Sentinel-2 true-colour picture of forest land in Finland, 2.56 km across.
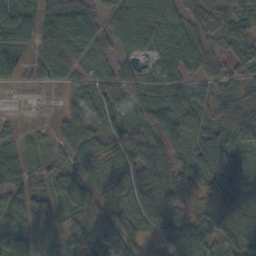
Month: October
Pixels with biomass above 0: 91%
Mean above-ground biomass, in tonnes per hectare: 53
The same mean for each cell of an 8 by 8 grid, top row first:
72 64 65 44 67 49 37 44
78 69 62 37 36 53 36 58
38 39 45 50 37 46 47 48
27 15 44 41 49 64 45 57
34 23 75 48 54 41 71 49
55 39 41 52 70 51 64 60
74 55 48 53 100 50 39 79
55 54 76 59 37 81 64 62
